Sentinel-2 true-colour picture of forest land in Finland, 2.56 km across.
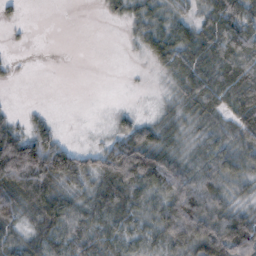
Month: November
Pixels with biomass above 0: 73%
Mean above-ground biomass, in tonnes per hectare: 44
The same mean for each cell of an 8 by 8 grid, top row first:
8 0 0 11 31 35 48 79
3 0 0 0 25 67 62 85
4 0 0 0 1 40 63 82
9 9 0 10 6 28 52 62
86 71 8 45 85 31 39 50
102 100 67 87 91 73 65 44
71 71 45 55 40 105 90 30
42 51 48 39 35 64 100 87
